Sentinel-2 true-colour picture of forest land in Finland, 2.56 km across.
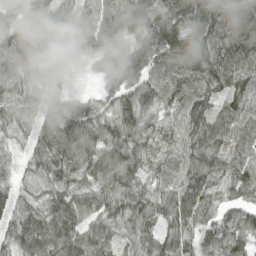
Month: April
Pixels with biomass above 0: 93%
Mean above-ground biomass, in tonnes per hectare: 78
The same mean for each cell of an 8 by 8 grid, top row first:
44 116 72 95 98 101 120 126
89 95 76 69 82 123 100 119
77 58 3 66 88 101 92 88
66 46 70 72 81 67 66 65
38 87 93 84 65 57 85 74
47 76 71 93 62 62 80 76
69 78 81 78 76 90 62 63
80 101 93 60 73 69 62 85
